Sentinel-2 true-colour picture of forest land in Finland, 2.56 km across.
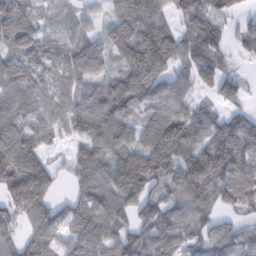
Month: February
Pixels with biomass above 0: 86%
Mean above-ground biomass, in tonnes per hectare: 98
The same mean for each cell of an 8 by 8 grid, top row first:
122 53 61 76 122 68 91 32
84 88 112 118 173 116 104 32
110 72 103 93 136 75 72 55
93 76 116 149 67 89 58 57
135 54 73 124 106 164 109 105
167 122 102 137 180 121 169 102
107 101 94 138 122 89 84 64
55 77 89 95 103 96 75 72
